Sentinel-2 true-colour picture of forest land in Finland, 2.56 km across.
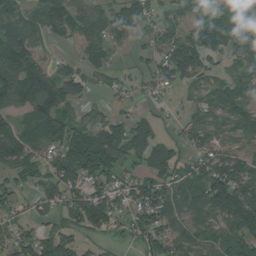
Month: August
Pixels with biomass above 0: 75%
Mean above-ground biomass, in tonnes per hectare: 62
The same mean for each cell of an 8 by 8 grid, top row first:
52 97 77 83 68 49 47 28
71 25 43 48 25 106 99 63
104 107 62 27 31 65 48 55
66 99 24 24 19 11 62 79
76 74 102 88 62 33 58 47
44 57 89 58 47 54 97 78
35 30 88 78 86 65 96 125
52 75 35 18 48 69 62 89
